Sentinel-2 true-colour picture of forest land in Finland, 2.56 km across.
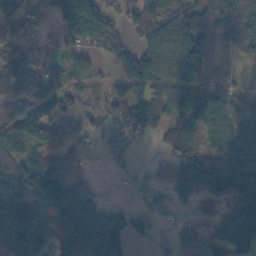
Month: November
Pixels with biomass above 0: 72%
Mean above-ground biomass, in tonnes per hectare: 62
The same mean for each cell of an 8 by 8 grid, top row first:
71 26 128 46 58 56 73 92
58 18 73 63 54 103 38 30
86 66 49 25 113 90 51 16
52 101 59 63 111 78 73 42
46 94 56 25 13 71 31 64
84 117 29 8 12 62 76 69
129 87 93 31 22 24 22 81
85 91 86 93 26 33 53 100
